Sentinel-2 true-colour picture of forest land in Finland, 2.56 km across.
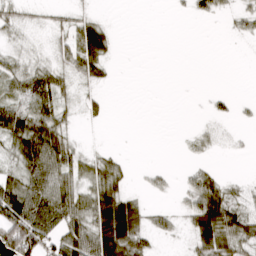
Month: March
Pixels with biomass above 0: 52%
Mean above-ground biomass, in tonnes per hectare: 30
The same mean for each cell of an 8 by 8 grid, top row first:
24 14 20 1 0 2 16 21
12 14 62 25 0 0 0 0
39 49 26 8 0 0 0 0
72 57 22 5 0 0 8 6
52 96 13 2 0 1 14 3
44 69 37 51 5 6 29 5
85 80 58 92 27 11 83 37
110 53 76 103 34 8 57 53
